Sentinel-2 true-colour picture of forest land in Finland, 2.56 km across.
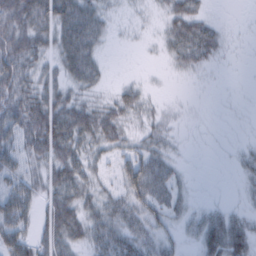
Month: February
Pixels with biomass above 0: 70%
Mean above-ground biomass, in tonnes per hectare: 35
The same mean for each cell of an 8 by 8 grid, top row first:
67 57 62 11 4 36 18 0
75 34 59 4 4 34 42 2
80 32 36 6 6 4 2 0
77 84 54 40 25 7 1 2
53 87 50 39 27 10 1 7
54 42 52 21 79 26 0 13
84 46 49 40 47 27 16 11
80 56 37 53 39 21 46 50
